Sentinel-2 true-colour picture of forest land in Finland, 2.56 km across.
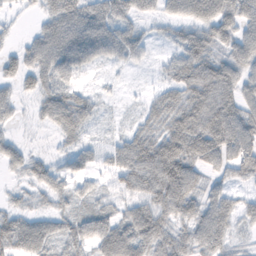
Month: November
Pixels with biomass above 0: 77%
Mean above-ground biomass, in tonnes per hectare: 50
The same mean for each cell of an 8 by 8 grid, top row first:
14 46 68 64 29 38 66 68
22 75 74 62 28 34 61 66
36 47 22 7 2 48 84 65
23 45 61 5 26 65 84 72
27 4 27 27 71 88 95 98
14 42 35 37 101 113 36 42
26 23 22 28 72 73 59 44
72 60 59 94 77 54 75 19
